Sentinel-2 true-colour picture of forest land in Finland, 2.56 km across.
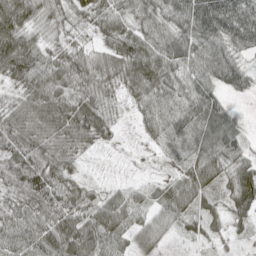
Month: May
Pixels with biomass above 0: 92%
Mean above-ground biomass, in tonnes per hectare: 66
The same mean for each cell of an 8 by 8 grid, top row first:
92 50 46 77 72 73 113 97
106 48 37 60 89 83 80 58
58 89 82 57 95 68 76 63
55 92 111 42 40 66 105 22
81 72 51 16 12 41 82 51
94 98 31 4 6 37 92 75
67 92 76 96 54 105 44 63
73 84 119 66 58 19 37 24
